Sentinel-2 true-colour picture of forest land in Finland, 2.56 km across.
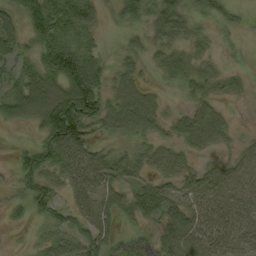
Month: September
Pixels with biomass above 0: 80%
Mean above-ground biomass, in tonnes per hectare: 53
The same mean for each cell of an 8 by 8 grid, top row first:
30 111 107 16 53 79 48 23
45 87 76 8 29 35 18 20
37 85 116 43 30 35 35 21
60 110 125 72 91 20 51 4
10 80 93 29 44 44 46 23
34 56 85 70 41 56 59 56
25 58 53 52 58 50 66 58
3 42 69 53 55 86 70 55
